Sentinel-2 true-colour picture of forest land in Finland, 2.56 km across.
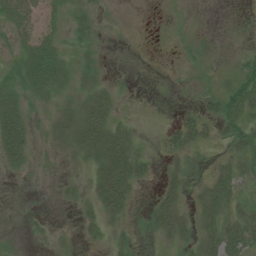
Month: July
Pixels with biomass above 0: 71%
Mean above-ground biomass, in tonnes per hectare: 25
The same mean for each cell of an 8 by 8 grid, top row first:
45 27 27 6 0 5 1 1
24 48 21 4 1 6 8 6
34 63 25 8 1 4 10 44
54 14 48 36 3 9 26 59
84 12 48 70 13 35 19 40
9 1 8 82 25 22 17 32
3 2 15 54 6 41 45 28
5 8 12 18 8 29 43 65
